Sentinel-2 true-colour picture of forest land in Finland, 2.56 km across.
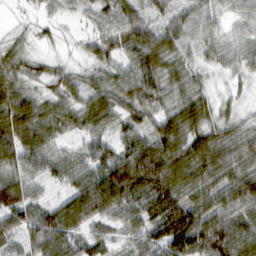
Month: February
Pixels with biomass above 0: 92%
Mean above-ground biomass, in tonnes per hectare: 60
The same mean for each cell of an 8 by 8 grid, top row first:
3 14 16 54 54 44 37 25
23 9 14 45 102 45 35 31
45 35 37 51 99 49 21 17
82 48 51 65 54 60 49 24
90 62 31 47 69 79 81 51
57 47 63 117 127 84 68 74
104 50 92 93 76 113 91 94
49 95 62 45 67 138 104 85
